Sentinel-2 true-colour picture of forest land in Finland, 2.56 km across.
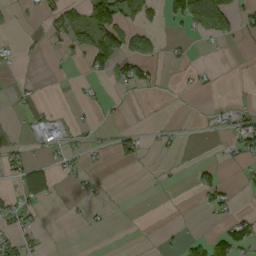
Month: September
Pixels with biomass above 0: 23%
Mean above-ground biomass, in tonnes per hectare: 22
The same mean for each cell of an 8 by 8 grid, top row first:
4 30 50 112 47 46 175 42
10 7 43 93 50 8 2 4
5 1 7 37 38 3 8 0
6 17 5 9 1 1 5 23
12 34 13 22 17 8 2 39
29 49 12 1 1 3 25 8
38 8 7 5 0 0 21 8
32 2 1 2 0 5 44 76
